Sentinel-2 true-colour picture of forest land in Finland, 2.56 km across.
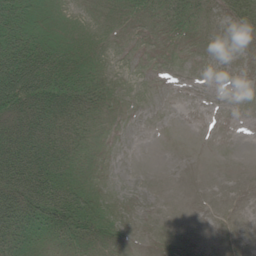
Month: June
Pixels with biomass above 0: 55%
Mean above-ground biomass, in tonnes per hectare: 27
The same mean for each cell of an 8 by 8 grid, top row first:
68 31 8 14 12 25 13 39
98 64 32 5 1 4 5 5
123 97 58 15 0 0 1 1
71 68 41 12 0 0 0 0
77 58 32 3 0 0 0 0
95 78 31 1 0 0 0 0
85 89 69 17 0 0 0 0
61 31 35 19 0 3 0 1
